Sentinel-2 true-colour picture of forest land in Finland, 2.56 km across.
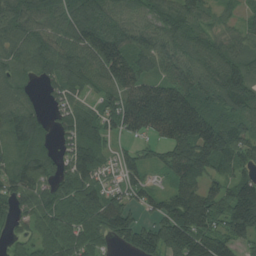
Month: July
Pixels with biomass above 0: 90%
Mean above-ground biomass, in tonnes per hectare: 108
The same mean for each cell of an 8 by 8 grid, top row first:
117 97 125 106 89 116 56 38
106 112 117 169 106 98 90 70
67 65 93 139 127 122 98 127
105 37 100 123 218 207 109 94
104 52 135 46 47 136 180 109
113 96 137 31 59 92 107 77
79 122 148 138 66 132 152 162
43 100 144 78 137 191 153 104
